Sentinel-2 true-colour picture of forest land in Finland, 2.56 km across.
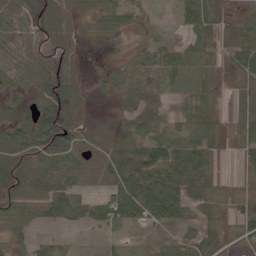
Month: June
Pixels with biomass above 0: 81%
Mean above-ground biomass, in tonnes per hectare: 41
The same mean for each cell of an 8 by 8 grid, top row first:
57 43 14 35 12 18 50 27
59 36 8 2 23 25 39 58
45 44 15 24 39 40 38 24
38 73 34 8 54 17 45 37
91 93 38 22 48 52 48 44
83 78 39 54 82 78 55 15
45 40 48 71 73 62 47 41
21 19 9 16 6 23 51 44
